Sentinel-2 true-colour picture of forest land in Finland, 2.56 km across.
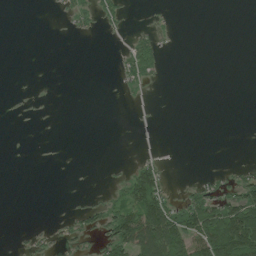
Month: July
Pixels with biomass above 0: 21%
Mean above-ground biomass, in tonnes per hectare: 21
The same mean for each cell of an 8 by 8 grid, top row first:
0 1 26 23 2 1 0 0
0 0 0 1 44 2 0 0
0 0 0 2 36 0 0 0
2 1 0 0 0 0 0 0
0 0 0 0 0 0 0 0
0 0 0 4 78 1 11 30
0 0 13 39 126 49 90 110
2 11 20 71 137 112 130 152
